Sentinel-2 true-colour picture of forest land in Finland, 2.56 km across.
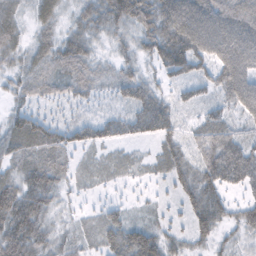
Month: February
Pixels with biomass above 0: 91%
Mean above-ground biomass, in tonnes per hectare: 53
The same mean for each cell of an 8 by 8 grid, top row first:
39 45 41 72 80 129 119 109
42 52 58 27 44 112 97 127
32 47 54 38 44 38 45 104
37 21 20 26 67 39 37 51
57 63 47 38 18 45 64 63
47 67 22 23 16 50 71 77
99 49 15 30 15 21 73 40
88 45 30 64 85 31 37 29
